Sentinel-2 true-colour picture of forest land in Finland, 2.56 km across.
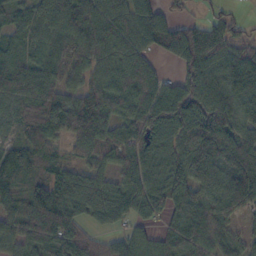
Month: October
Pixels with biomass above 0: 89%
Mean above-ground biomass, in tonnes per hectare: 90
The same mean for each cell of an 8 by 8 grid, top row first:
48 91 103 84 115 36 27 17
61 71 84 89 78 123 124 83
111 92 55 81 81 64 99 89
46 102 160 103 99 145 162 88
68 69 78 92 103 86 151 119
101 74 75 63 90 96 113 134
78 180 78 94 79 73 100 94
71 119 90 53 63 106 96 48
